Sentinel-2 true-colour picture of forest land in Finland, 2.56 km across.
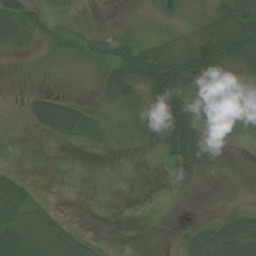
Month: August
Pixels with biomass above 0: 63%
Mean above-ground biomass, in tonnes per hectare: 28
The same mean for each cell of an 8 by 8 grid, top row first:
61 22 8 2 8 13 27 75
26 15 30 34 46 52 65 63
3 4 3 47 52 83 41 28
6 56 40 37 41 74 39 43
15 7 16 25 29 71 22 6
22 4 0 0 0 32 9 0
66 14 0 0 1 3 1 13
78 54 22 2 2 10 47 73
